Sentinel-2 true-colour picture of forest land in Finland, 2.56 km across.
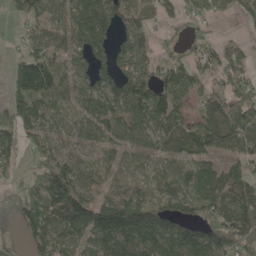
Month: May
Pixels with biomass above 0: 77%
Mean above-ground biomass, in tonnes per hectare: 90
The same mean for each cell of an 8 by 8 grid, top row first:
55 84 105 91 62 37 40 20
18 105 84 81 79 11 45 35
94 139 74 99 100 90 51 70
131 80 63 107 125 86 94 120
90 93 48 67 69 92 98 94
27 156 95 51 50 74 107 95
39 138 151 155 159 105 102 123
15 118 91 176 169 148 163 133
